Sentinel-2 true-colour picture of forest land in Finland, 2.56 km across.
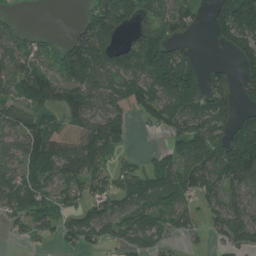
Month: July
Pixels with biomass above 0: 71%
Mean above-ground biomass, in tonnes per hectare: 83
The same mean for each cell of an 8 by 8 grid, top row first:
13 0 21 132 78 89 41 176
63 31 104 99 156 80 12 115
102 96 94 84 112 190 113 90
77 63 100 88 76 93 129 84
67 118 112 116 2 70 126 174
74 98 96 53 69 98 116 146
76 65 62 83 90 70 49 100
12 25 71 50 66 27 20 93
